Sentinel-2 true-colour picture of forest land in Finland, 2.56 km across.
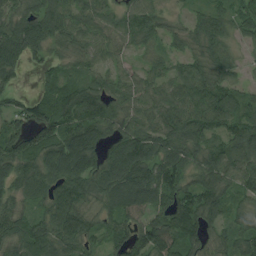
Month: August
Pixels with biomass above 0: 91%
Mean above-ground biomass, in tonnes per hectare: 82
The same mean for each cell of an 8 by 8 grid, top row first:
85 91 75 55 85 27 65 54
87 71 57 50 40 36 77 35
47 57 64 57 54 71 89 43
76 104 133 74 64 85 110 84
94 111 133 74 113 89 80 130
85 100 124 109 118 109 92 92
61 78 97 77 85 129 105 49
89 99 87 66 109 103 66 84
